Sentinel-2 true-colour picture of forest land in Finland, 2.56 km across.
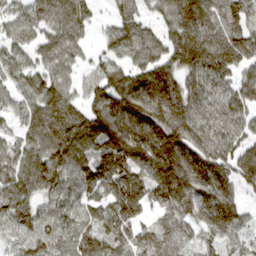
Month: March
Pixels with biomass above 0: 91%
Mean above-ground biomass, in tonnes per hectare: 112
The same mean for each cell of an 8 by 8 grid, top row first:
78 100 105 53 58 134 138 100
96 108 68 82 118 138 177 135
95 133 67 154 148 128 134 96
74 139 104 184 155 155 101 101
74 127 117 176 152 157 119 97
106 143 101 132 105 159 144 112
127 75 87 105 85 104 128 81
68 97 103 99 83 91 64 61
